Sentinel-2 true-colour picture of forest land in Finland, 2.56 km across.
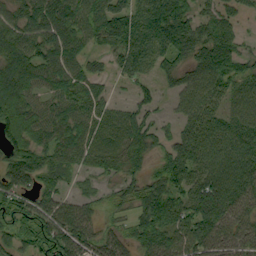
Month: September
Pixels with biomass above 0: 83%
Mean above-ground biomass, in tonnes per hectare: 70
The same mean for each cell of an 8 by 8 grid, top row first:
56 105 80 88 73 112 41 31
85 84 63 55 81 102 93 48
113 76 67 24 42 44 87 76
105 69 67 38 49 25 63 70
83 74 71 40 73 56 80 108
88 50 23 33 51 88 93 105
65 55 32 24 72 76 119 83
57 91 79 50 70 78 94 74
